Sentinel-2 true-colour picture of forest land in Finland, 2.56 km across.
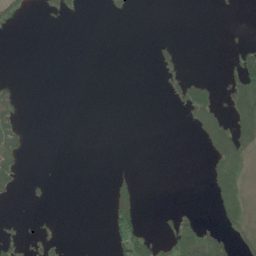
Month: June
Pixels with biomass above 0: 15%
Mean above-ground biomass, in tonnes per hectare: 13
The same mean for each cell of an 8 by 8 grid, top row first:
16 7 5 1 0 0 0 1
0 0 0 0 0 14 0 27
7 0 0 0 0 14 14 65
27 0 0 0 0 2 46 63
39 0 0 0 0 0 33 50
30 4 0 13 0 0 11 19
0 2 0 45 10 8 2 25
15 14 0 19 44 47 63 13
